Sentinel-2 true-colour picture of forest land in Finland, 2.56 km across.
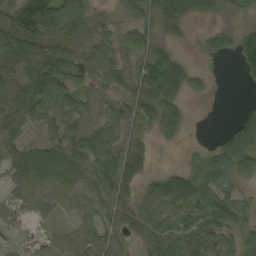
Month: September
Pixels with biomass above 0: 82%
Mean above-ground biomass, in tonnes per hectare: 53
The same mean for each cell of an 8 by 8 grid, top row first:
95 161 90 16 42 65 24 16
112 72 57 53 41 21 42 72
61 109 53 43 57 71 17 13
58 56 42 43 49 49 0 25
51 47 72 67 29 11 10 118
57 77 70 92 37 43 48 43
33 36 56 48 47 72 76 55
15 22 58 47 45 73 70 48
